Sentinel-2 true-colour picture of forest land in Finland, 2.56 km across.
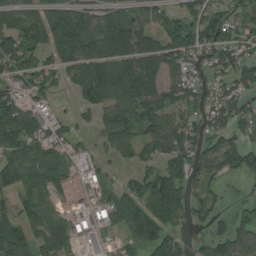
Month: August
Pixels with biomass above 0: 71%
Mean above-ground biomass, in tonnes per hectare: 76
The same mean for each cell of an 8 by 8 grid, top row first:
60 109 105 94 73 60 83 62
95 102 150 142 161 98 86 79
57 51 114 126 200 55 42 74
94 37 36 94 109 66 65 69
99 65 22 81 82 106 62 64
102 75 18 23 56 83 64 47
46 51 20 70 95 96 50 17
100 92 38 11 99 67 60 63
